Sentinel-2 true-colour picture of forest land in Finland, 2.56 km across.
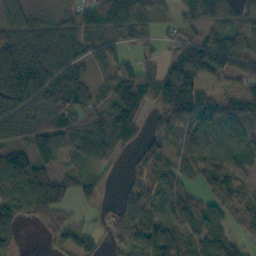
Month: October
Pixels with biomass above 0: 82%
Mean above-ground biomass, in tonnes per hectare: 91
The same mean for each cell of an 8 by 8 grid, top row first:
53 31 69 114 85 37 127 78
109 137 91 70 52 71 166 121
180 153 106 92 133 170 96 95
131 102 94 115 72 146 106 93
82 104 96 96 60 99 105 76
142 76 55 25 74 108 87 78
92 116 23 42 123 104 72 93
38 27 64 51 116 89 81 42
